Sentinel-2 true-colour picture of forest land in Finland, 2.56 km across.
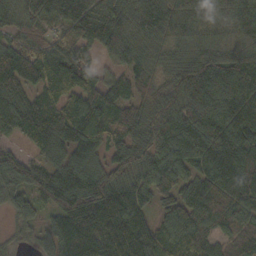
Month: October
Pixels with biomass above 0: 95%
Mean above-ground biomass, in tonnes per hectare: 104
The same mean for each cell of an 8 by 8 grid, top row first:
73 95 132 115 105 99 61 92
97 87 115 86 71 66 80 88
123 92 98 52 68 102 134 117
109 98 107 87 86 118 115 103
44 99 125 74 110 126 124 128
112 107 106 101 103 108 114 124
85 85 174 208 98 109 125 99
36 84 160 191 174 113 74 73
